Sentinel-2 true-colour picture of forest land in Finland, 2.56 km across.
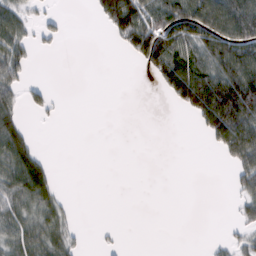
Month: February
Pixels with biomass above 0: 39%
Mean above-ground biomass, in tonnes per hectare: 41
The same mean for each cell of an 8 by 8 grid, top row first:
52 18 0 100 97 105 131 134
52 11 0 6 126 92 103 112
43 5 0 0 4 118 117 137
45 22 0 0 0 13 146 145
83 0 0 0 0 0 22 114
82 52 0 0 0 0 0 43
58 48 2 0 0 0 0 24
58 57 14 4 0 0 4 23
